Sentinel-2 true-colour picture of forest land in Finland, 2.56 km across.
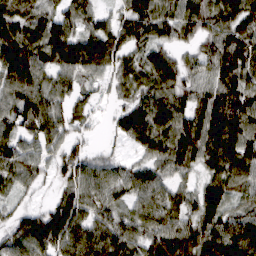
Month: March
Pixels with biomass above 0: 91%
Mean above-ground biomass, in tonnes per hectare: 88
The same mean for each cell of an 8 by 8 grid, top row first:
88 73 80 50 108 94 97 106
116 128 131 102 72 53 60 118
111 77 68 57 76 92 66 100
103 107 44 34 117 106 123 107
87 76 45 15 74 123 128 107
78 44 90 75 79 62 66 84
50 57 95 71 84 71 95 62
95 126 117 116 87 130 119 140
